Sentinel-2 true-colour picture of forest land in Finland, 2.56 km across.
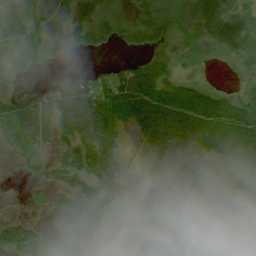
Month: August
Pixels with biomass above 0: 79%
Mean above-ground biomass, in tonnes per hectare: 51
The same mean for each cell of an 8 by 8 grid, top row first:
57 76 68 31 31 30 56 47
72 63 40 21 39 35 27 38
11 10 44 41 74 33 6 10
68 85 124 66 92 76 53 44
30 46 91 62 62 136 65 55
5 26 66 95 13 124 101 45
2 14 26 42 50 30 80 49
75 15 7 13 87 89 25 60
